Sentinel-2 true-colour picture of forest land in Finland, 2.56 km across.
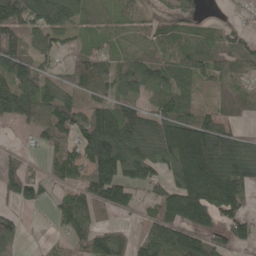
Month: May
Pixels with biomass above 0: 79%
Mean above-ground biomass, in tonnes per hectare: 104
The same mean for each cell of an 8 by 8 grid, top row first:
175 145 67 44 57 91 31 21
131 79 45 47 41 59 71 71
164 84 104 107 111 86 68 87
149 110 99 130 90 107 55 64
15 76 127 196 124 198 206 91
135 73 106 195 119 135 250 192
43 33 124 110 49 174 195 97
62 13 104 145 97 182 124 91
